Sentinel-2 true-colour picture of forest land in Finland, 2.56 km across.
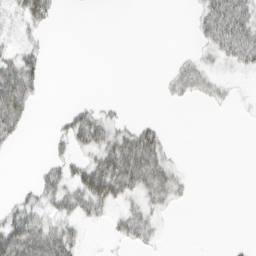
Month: March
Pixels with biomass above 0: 34%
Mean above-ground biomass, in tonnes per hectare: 16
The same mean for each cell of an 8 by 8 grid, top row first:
11 25 0 0 0 0 36 49
14 5 0 0 0 1 19 52
62 6 0 0 0 20 17 4
54 0 22 8 0 0 2 1
11 8 28 39 49 3 0 0
0 24 35 69 54 19 0 0
22 23 33 18 23 7 0 0
63 56 14 6 18 0 0 1
